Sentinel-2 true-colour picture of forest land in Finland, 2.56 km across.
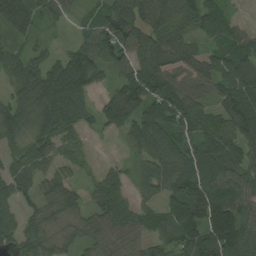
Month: August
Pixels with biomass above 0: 86%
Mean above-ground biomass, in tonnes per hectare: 71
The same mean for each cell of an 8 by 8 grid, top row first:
99 43 19 91 74 76 88 18
43 27 67 95 81 84 46 77
62 104 122 35 94 55 65 87
82 90 76 68 76 96 52 108
53 63 43 3 77 69 82 83
75 59 29 45 54 101 101 83
52 47 42 87 47 80 145 89
59 59 47 65 57 89 133 119
